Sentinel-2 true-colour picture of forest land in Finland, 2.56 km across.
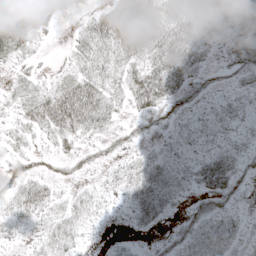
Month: May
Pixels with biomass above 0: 71%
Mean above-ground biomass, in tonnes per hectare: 30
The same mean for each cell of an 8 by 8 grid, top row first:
37 29 10 61 57 39 25 39
31 3 34 54 62 63 16 52
12 8 44 30 69 60 18 28
18 64 72 31 34 21 19 27
19 11 20 16 12 20 20 24
32 17 12 15 51 29 69 31
30 28 23 9 53 13 30 11
11 29 15 5 5 27 45 24
